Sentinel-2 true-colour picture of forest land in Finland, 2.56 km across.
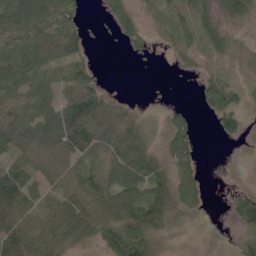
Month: May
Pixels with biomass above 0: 72%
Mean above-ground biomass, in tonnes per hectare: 43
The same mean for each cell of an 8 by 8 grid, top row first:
62 61 32 27 15 26 29 40
63 98 68 2 14 25 29 11
63 51 65 1 0 3 26 13
47 60 92 66 13 21 23 37
66 58 89 58 41 51 0 10
86 32 50 50 83 62 9 1
93 39 61 71 89 34 11 49
76 74 37 78 82 6 0 32
